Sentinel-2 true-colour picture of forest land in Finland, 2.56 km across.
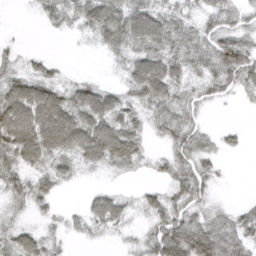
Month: March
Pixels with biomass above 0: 76%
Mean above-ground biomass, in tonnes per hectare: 45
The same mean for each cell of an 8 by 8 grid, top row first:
1 33 47 82 72 43 44 35
13 2 3 44 62 53 53 77
50 47 19 7 99 61 44 52
96 100 83 69 41 50 10 3
91 86 82 105 34 51 26 13
54 47 18 14 10 53 42 0
25 22 16 66 30 53 30 21
57 36 13 10 38 112 99 60
